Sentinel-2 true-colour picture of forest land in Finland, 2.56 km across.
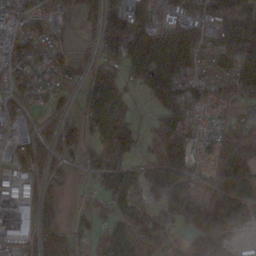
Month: November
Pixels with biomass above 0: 77%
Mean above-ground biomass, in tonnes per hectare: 72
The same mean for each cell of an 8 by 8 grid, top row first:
52 53 45 113 93 83 98 120
71 78 24 91 159 160 82 166
39 43 50 94 85 97 54 105
33 37 45 102 9 98 29 36
51 39 66 96 56 91 50 114
41 49 16 95 55 96 33 105
118 53 22 69 81 101 103 90
82 88 50 85 56 22 66 10
